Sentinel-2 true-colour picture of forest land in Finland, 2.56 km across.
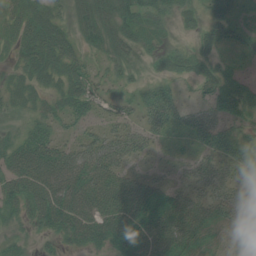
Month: July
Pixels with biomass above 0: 82%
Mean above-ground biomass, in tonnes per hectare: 46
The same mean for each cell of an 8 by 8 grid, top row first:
46 54 41 52 47 31 44 30
40 76 33 37 26 24 33 22
31 47 47 23 25 35 42 40
24 38 44 20 54 58 54 48
47 59 42 67 50 13 60 60
68 64 61 69 33 19 64 59
46 75 61 65 66 59 50 75
24 20 42 59 65 56 28 18
